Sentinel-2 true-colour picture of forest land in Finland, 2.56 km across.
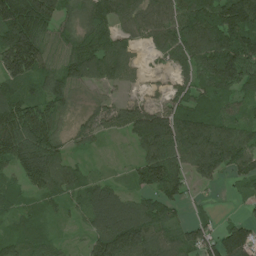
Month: June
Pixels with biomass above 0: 88%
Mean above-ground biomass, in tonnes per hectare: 100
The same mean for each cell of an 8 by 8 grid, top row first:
195 169 73 118 104 133 164 188
200 100 105 103 42 121 146 171
119 110 97 57 17 44 109 140
140 116 26 63 106 102 85 64
156 140 35 9 108 141 144 128
66 139 66 23 119 107 61 77
63 53 59 155 100 62 14 18
72 55 19 175 159 99 84 143
